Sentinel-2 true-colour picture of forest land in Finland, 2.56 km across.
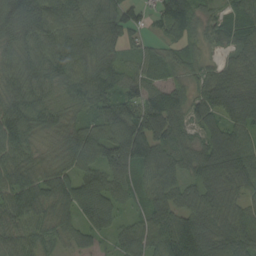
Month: August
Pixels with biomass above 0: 96%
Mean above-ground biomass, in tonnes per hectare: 89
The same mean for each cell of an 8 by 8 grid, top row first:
133 97 83 94 43 108 43 83
86 101 95 70 45 51 36 68
87 81 84 89 85 58 87 90
91 79 58 137 115 95 97 135
91 43 136 151 148 91 91 94
99 84 105 107 79 79 129 115
99 74 122 95 63 95 94 70
75 55 48 49 88 126 100 97
